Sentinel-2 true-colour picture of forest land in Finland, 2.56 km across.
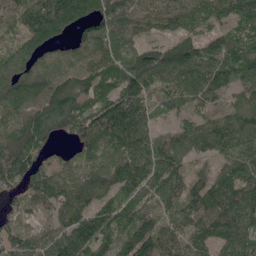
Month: May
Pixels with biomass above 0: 92%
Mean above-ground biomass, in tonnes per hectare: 115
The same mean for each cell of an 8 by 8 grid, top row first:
137 205 141 139 95 107 99 109
106 104 117 120 89 97 86 108
139 152 111 119 147 106 109 97
119 160 121 143 111 68 66 105
143 86 97 120 133 103 101 101
136 125 118 133 150 104 84 101
67 123 117 83 87 89 112 141
121 116 136 112 157 109 101 140
